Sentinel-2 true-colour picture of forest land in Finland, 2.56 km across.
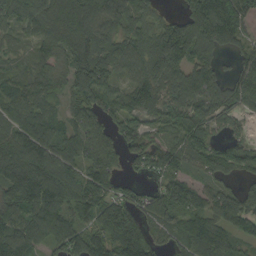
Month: September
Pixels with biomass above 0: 88%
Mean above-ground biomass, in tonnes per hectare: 100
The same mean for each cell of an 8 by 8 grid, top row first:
91 111 130 103 71 51 173 138
36 75 112 110 103 167 93 66
71 74 126 72 117 111 101 98
81 61 70 75 83 88 99 62
121 110 81 54 92 68 75 67
152 173 115 92 60 76 45 47
113 152 109 143 89 129 97 122
140 102 129 150 168 71 157 68
